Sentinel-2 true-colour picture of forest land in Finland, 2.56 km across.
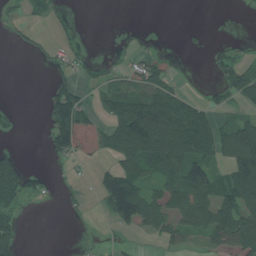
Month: July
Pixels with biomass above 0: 44%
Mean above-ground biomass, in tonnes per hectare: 52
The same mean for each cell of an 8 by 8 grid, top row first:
31 35 5 0 0 0 0 1
12 16 19 8 24 2 19 23
0 12 36 45 66 20 7 101
9 72 104 93 172 116 45 32
4 48 53 74 149 132 80 145
118 26 7 100 82 91 101 123
60 8 14 102 127 81 93 98
46 0 6 11 11 45 55 104
